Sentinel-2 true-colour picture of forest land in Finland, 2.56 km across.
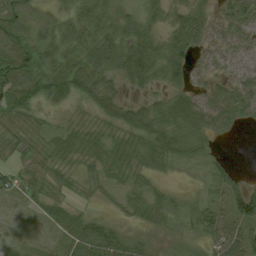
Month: August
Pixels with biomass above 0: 87%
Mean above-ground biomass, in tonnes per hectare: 39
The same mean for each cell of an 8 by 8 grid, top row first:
53 22 39 37 33 25 31 80
70 49 49 60 64 49 36 35
78 63 63 36 54 37 31 36
64 21 11 42 46 62 58 58
42 32 27 32 38 50 29 2
41 35 17 22 21 8 29 23
7 28 13 11 32 28 44 87
9 10 54 77 32 27 49 72
